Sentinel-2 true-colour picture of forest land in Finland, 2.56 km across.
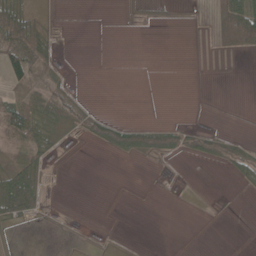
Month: May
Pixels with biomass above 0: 28%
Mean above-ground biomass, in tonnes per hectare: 12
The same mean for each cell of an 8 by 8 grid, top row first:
43 5 0 0 11 3 10 79
49 23 0 0 0 0 3 41
31 27 1 0 0 0 0 0
58 36 25 3 0 0 0 0
30 28 5 34 28 23 23 14
48 10 0 0 0 1 0 15
53 7 0 0 0 0 1 0
3 1 1 2 0 0 0 0
